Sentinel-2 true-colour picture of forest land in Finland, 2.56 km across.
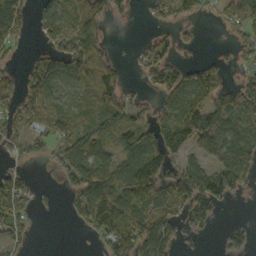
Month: October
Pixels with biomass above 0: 61%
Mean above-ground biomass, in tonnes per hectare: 60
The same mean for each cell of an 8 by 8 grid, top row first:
121 50 75 34 9 49 14 60
37 32 94 15 29 44 1 35
40 94 75 56 29 82 105 23
55 80 55 76 37 97 137 92
34 41 77 48 83 83 79 95
38 2 72 89 165 88 88 98
72 5 55 80 129 77 84 1
37 0 2 94 116 47 5 31
